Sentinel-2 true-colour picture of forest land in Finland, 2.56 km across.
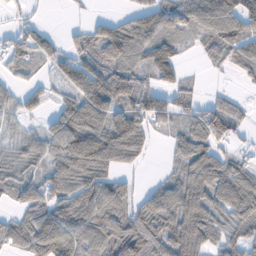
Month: February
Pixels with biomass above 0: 76%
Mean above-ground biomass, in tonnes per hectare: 68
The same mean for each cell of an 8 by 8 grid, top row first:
14 3 6 31 85 79 105 100
53 44 64 116 88 50 48 69
27 23 100 112 66 64 5 23
40 30 103 76 119 52 68 34
35 70 139 136 54 43 90 16
53 65 105 64 9 54 112 74
41 67 86 90 70 101 99 91
57 102 64 88 133 105 76 53
